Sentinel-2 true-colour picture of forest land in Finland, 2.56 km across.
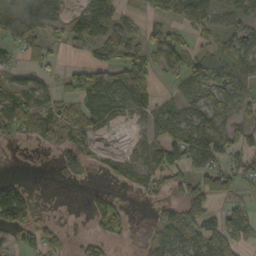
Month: October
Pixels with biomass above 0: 60%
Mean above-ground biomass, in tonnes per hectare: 50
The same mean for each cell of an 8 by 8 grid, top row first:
88 66 67 77 46 52 63 46
40 32 27 65 61 69 23 58
36 33 73 61 76 34 72 60
78 62 70 77 46 54 60 41
10 18 47 8 45 90 91 47
10 0 21 35 58 61 65 45
129 1 1 64 6 59 73 40
21 47 22 31 15 66 99 58
